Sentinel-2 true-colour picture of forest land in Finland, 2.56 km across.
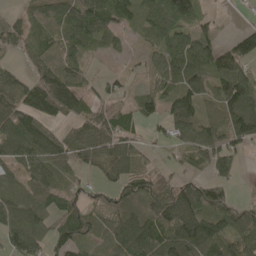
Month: May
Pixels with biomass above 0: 80%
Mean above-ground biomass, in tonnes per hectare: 72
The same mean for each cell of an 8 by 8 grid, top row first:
37 60 104 108 92 143 40 2
33 46 51 32 40 105 104 85
52 103 53 34 32 96 84 114
104 74 63 47 56 100 41 124
98 85 90 91 25 49 73 60
55 73 35 59 51 30 44 17
90 75 63 65 63 150 113 50
87 80 76 74 135 126 108 68
